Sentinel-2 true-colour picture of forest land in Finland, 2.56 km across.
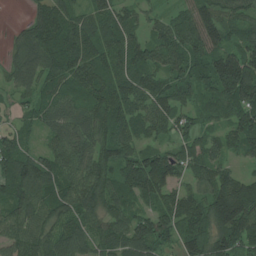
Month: July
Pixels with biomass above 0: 92%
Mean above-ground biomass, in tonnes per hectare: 101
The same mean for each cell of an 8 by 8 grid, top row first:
3 122 71 90 54 64 112 79
66 134 130 101 101 118 134 107
83 93 119 110 113 92 122 198
41 80 88 131 105 96 63 117
83 56 96 117 62 71 76 97
132 127 112 91 180 81 90 65
98 99 109 86 63 120 125 186
109 96 97 102 140 82 128 131
